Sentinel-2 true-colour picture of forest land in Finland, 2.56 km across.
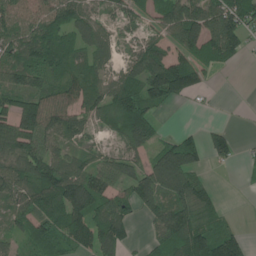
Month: June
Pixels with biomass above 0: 76%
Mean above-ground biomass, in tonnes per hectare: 88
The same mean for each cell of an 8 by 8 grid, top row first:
93 100 84 38 52 131 149 129
117 139 77 43 79 81 124 64
102 118 91 63 138 168 35 0
128 144 77 79 101 8 14 6
116 103 49 27 79 103 86 32
125 140 126 96 118 194 27 5
80 94 153 121 63 120 85 2
53 100 101 120 23 108 146 91
